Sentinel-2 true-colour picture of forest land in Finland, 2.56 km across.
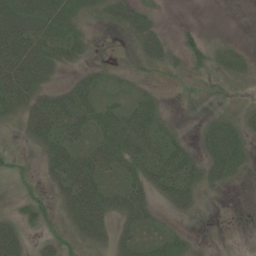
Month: June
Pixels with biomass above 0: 66%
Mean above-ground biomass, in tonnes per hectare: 24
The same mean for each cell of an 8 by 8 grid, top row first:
57 50 33 24 25 1 0 0
51 45 25 3 31 16 25 13
50 26 22 14 12 9 9 12
30 48 40 29 33 6 16 15
8 31 26 43 36 24 27 30
17 22 51 23 35 42 30 15
13 24 49 35 36 20 3 0
34 18 25 29 28 22 0 0
